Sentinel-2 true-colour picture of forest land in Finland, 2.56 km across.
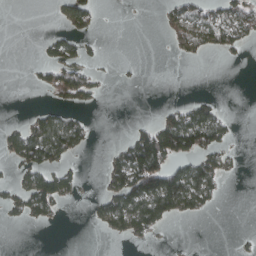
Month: March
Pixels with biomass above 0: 29%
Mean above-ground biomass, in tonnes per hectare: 31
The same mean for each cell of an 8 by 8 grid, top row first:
0 2 57 0 0 42 58 72
0 28 34 0 0 17 34 22
0 33 65 3 3 0 0 0
0 31 18 0 0 39 54 0
51 115 42 9 117 125 75 5
18 64 17 45 153 104 75 4
33 47 0 66 109 66 21 0
0 0 0 7 10 0 0 5
